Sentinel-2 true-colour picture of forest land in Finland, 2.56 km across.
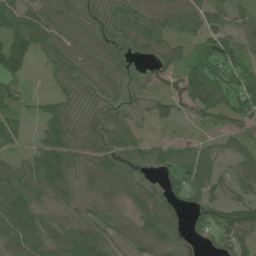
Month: June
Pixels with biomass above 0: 88%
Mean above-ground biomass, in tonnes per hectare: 64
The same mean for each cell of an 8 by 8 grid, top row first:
74 83 66 60 88 79 76 47
100 72 78 58 63 50 66 64
55 23 68 70 25 61 127 89
49 47 60 43 33 52 80 86
43 89 68 55 44 29 25 53
70 111 57 84 31 56 64 60
109 54 42 42 67 41 70 81
94 86 87 47 66 32 33 86
